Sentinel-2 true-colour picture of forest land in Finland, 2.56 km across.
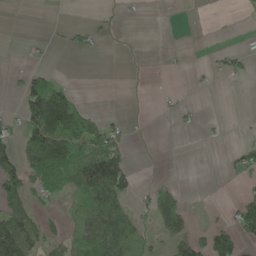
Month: May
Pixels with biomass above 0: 32%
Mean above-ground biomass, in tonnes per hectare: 36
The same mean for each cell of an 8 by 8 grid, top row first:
0 0 0 6 2 0 1 3
1 6 19 1 1 2 3 16
10 55 0 0 2 1 6 10
13 148 63 6 1 12 1 0
46 155 94 101 0 0 3 20
69 81 98 165 2 5 0 23
101 16 38 114 29 91 6 49
153 48 63 131 39 56 67 65
